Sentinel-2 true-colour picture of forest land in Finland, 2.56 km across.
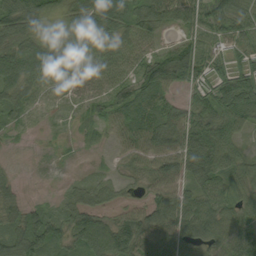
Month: September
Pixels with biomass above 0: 87%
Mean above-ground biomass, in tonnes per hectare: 57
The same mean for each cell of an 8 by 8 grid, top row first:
82 58 69 79 68 55 76 60
81 74 49 49 38 51 46 40
78 49 50 52 74 63 52 72
43 16 19 54 66 48 65 88
9 8 15 26 65 71 99 34
17 3 14 21 37 68 74 52
50 37 74 35 53 82 71 48
65 77 76 125 88 95 86 108
